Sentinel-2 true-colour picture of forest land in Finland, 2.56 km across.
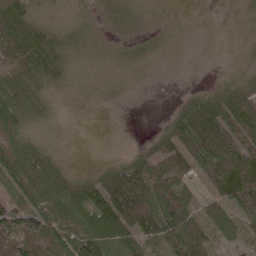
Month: May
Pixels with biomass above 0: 82%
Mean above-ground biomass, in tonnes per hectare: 38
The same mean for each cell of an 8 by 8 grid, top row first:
63 10 12 13 9 4 2 5
79 48 12 8 12 4 3 5
54 24 5 5 3 1 2 14
54 11 2 1 0 31 87 93
39 11 0 0 16 60 115 72
62 54 22 70 83 57 60 94
79 67 60 110 68 78 24 65
89 65 74 48 27 49 41 23
